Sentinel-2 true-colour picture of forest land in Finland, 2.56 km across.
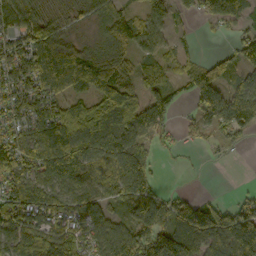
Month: October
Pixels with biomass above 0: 80%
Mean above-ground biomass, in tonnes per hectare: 83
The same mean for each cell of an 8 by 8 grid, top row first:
101 61 35 75 57 28 48 51
87 149 64 62 68 29 2 100
100 102 97 116 68 42 118 48
98 96 79 117 95 31 105 133
98 139 122 137 71 32 26 22
127 119 88 84 99 2 1 0
115 127 109 64 107 97 81 76
95 109 76 103 148 135 91 169
